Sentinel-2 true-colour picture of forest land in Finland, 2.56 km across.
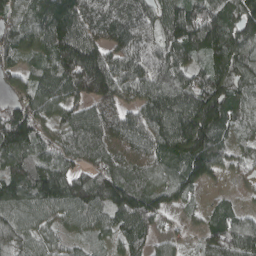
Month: April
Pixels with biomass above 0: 93%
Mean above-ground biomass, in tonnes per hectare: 125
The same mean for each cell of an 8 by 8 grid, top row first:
92 163 190 162 135 150 158 143
130 132 220 127 169 147 141 165
73 107 250 204 139 134 133 144
146 87 96 136 128 185 253 105
162 89 119 135 113 179 164 63
105 149 94 127 101 107 90 30
115 113 122 136 162 64 34 34
103 71 48 60 91 43 83 145
